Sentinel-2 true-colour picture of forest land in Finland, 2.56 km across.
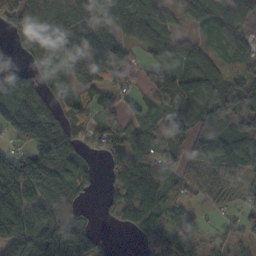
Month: October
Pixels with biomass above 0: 78%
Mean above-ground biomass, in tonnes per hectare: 94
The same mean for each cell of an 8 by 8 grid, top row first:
104 102 125 86 71 38 83 63
35 95 143 73 63 63 39 53
113 42 45 58 58 111 105 65
200 119 68 82 93 98 105 82
82 219 56 128 97 96 122 77
200 161 85 88 146 60 54 53
201 157 59 58 117 48 18 40
211 257 228 8 38 86 33 35
